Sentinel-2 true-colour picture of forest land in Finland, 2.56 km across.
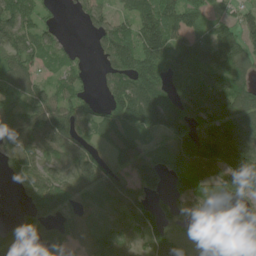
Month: June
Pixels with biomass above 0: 81%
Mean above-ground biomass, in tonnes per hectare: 79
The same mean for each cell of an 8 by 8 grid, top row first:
129 30 34 67 121 96 54 45
85 67 14 108 131 97 119 91
76 48 42 88 170 70 88 102
84 116 69 108 162 128 123 117
84 78 73 49 46 68 100 98
67 68 77 64 114 51 63 88
17 99 63 54 76 62 75 28
62 66 58 86 66 60 40 68
